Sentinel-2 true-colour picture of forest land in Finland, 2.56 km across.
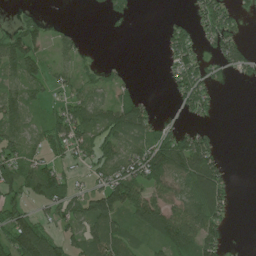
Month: July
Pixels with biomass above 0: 58%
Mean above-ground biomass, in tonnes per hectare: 50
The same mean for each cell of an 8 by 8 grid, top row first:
15 14 0 25 0 7 59 27
100 37 28 0 0 56 22 48
59 38 42 26 1 52 54 10
72 32 78 70 59 14 32 0
59 57 59 73 63 94 52 0
81 88 18 77 97 90 114 1
53 47 61 95 99 73 108 2
107 80 62 100 32 107 75 3
